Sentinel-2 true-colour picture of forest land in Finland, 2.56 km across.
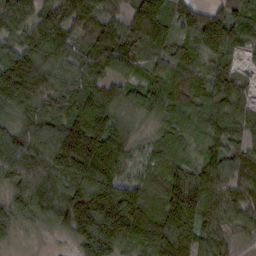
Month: February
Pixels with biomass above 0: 96%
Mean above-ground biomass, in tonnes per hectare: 111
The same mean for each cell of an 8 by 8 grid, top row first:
123 118 128 66 184 123 140 75
92 154 86 145 113 77 101 67
223 109 107 102 75 100 68 65
107 96 142 107 71 104 105 96
133 123 211 132 35 81 82 74
119 127 157 126 65 109 114 91
93 104 168 191 163 146 124 105
38 12 102 165 141 187 101 31
